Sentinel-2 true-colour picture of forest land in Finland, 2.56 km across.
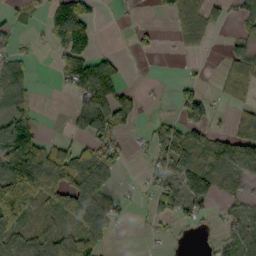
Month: October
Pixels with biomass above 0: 50%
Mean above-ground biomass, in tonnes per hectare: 56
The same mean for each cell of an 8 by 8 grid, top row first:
20 71 154 2 0 15 31 61
18 30 119 5 18 10 11 42
45 3 119 78 2 14 7 98
41 1 71 99 10 34 52 43
150 57 40 67 18 88 84 116
143 197 113 58 18 90 88 40
191 43 136 64 14 70 29 31
69 74 88 30 4 8 9 59
